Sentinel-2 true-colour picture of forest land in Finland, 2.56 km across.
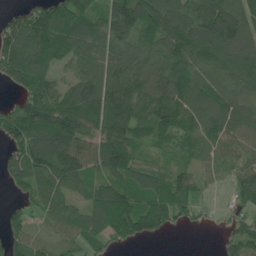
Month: June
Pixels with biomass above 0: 85%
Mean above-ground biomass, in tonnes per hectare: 107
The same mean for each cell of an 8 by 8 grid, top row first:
66 169 171 152 190 146 182 138
144 163 101 102 80 133 153 114
106 128 98 116 91 125 87 90
134 192 160 169 102 124 98 88
114 184 122 146 65 49 65 53
108 154 115 104 78 84 36 82
38 87 61 202 132 118 27 62
79 45 80 85 53 0 0 91
